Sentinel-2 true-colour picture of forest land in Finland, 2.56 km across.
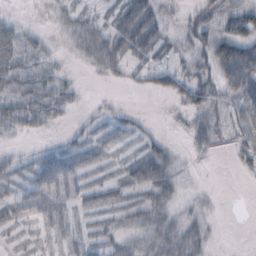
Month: October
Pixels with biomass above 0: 67%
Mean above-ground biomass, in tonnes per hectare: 22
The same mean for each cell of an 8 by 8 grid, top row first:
8 11 21 18 46 9 16 28
39 14 24 33 32 12 31 46
38 25 6 9 13 30 33 77
40 32 7 9 3 7 30 41
7 5 18 19 17 5 21 23
17 49 26 12 37 21 0 8
30 43 16 20 25 19 9 0
10 19 20 16 24 36 18 0
